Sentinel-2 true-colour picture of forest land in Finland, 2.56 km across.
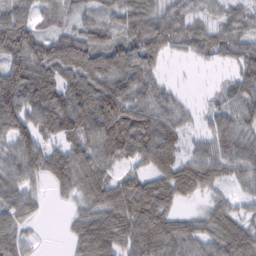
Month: February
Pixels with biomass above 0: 87%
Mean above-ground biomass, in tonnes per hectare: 77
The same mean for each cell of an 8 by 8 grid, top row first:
85 48 47 53 77 62 38 44
130 80 103 102 121 51 69 71
141 100 104 94 77 9 3 65
120 140 131 128 87 61 31 68
99 64 87 114 108 86 55 84
69 72 89 62 69 120 80 56
65 10 42 94 106 52 42 46
65 2 65 96 102 88 70 117
